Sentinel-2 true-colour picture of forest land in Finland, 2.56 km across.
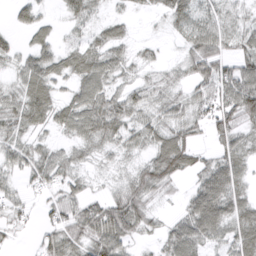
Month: March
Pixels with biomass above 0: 79%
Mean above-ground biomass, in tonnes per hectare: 43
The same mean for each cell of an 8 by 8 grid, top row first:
25 15 47 20 14 60 40 26
27 45 38 47 14 12 72 43
27 58 44 40 21 25 64 85
49 53 55 61 39 43 47 82
44 24 35 40 39 78 19 46
34 53 27 13 57 49 62 49
29 28 52 69 47 11 97 58
11 41 54 73 18 59 48 66
